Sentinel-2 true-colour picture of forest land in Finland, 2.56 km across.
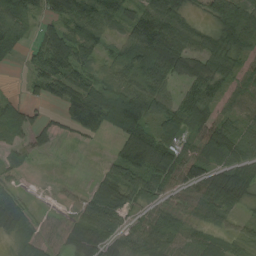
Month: August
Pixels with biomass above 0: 78%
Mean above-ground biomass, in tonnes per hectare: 59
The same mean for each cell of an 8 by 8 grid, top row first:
60 45 82 64 87 91 44 85
25 69 70 25 129 134 73 58
1 74 66 44 76 57 82 47
62 17 117 94 87 70 73 50
27 20 11 24 116 63 101 76
18 1 2 59 73 78 85 81
76 7 42 81 35 46 81 33
36 29 60 56 77 48 50 28
